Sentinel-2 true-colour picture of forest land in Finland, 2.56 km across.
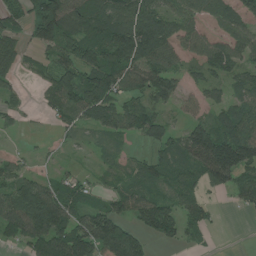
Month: July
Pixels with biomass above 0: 74%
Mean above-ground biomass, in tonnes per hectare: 78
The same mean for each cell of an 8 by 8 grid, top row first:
65 148 112 131 146 96 69 69
67 78 115 143 185 78 80 87
37 57 106 116 90 69 59 65
32 27 83 109 79 32 46 81
3 9 21 26 42 75 159 161
73 29 32 26 60 66 102 84
115 168 80 68 92 72 43 27
51 120 132 184 58 42 13 0
